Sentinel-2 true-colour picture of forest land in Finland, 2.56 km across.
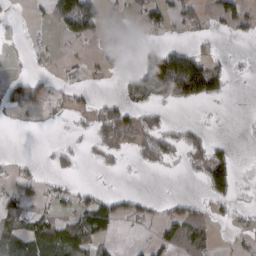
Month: March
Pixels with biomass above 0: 37%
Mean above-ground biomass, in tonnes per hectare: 39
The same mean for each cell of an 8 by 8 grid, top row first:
3 19 157 24 59 33 35 70
4 15 5 12 34 51 9 3
30 18 12 6 137 270 167 5
32 15 16 66 50 5 1 0
0 8 9 46 58 63 63 2
28 16 10 4 3 3 117 25
59 24 53 65 28 26 26 18
88 93 70 33 9 55 34 15
